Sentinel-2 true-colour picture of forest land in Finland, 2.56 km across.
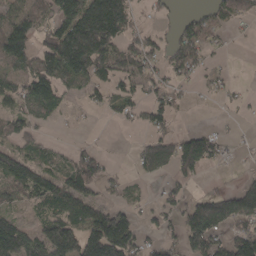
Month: April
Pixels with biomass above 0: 59%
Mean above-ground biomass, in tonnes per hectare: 71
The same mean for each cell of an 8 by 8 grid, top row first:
87 61 178 233 19 25 45 44
132 119 226 111 74 69 43 2
64 123 86 77 69 38 22 6
64 53 10 31 44 33 1 9
61 31 18 1 45 94 77 8
116 80 131 29 36 60 19 14
43 85 105 63 22 48 136 136
148 122 114 184 40 38 121 113
